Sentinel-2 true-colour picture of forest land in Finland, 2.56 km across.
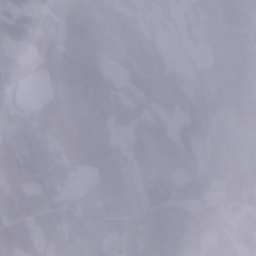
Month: January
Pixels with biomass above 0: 90%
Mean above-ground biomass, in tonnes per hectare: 88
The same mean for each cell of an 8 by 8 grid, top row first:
87 66 145 113 76 90 87 92
45 94 78 82 119 34 65 92
69 92 128 66 102 87 88 74
60 111 104 83 73 64 87 77
111 85 140 86 109 106 97 74
100 80 35 93 45 78 152 90
96 110 75 64 64 79 81 70
182 101 76 75 63 69 136 95
